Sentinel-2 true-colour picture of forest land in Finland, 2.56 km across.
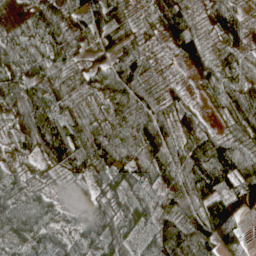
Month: April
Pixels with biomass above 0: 97%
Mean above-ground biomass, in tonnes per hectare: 67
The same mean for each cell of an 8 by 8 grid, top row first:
48 96 37 78 30 100 34 56
73 84 44 55 46 36 41 55
88 77 49 82 69 20 59 60
81 91 60 57 84 41 23 66
45 115 107 105 74 65 106 64
38 26 38 73 75 71 123 106
80 59 30 54 76 74 91 86
64 55 45 84 43 145 84 56
